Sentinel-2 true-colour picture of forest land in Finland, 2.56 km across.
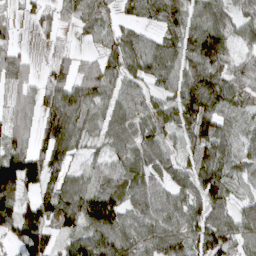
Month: April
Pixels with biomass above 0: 84%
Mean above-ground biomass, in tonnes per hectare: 71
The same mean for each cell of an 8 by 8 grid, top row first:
20 40 54 33 49 76 78 43
32 15 13 59 77 79 135 37
58 54 71 60 63 67 106 63
57 81 93 69 66 66 107 32
71 85 56 63 83 42 110 63
137 64 48 54 66 80 96 50
106 87 132 114 88 86 93 54
72 67 69 111 75 87 101 83
